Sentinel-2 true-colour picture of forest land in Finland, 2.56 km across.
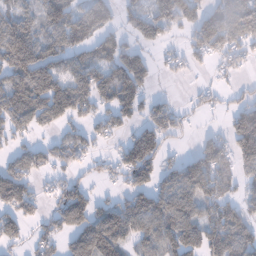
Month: January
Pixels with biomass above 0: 66%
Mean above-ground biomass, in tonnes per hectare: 87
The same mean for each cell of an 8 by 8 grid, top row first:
85 93 88 64 99 126 95 143
190 94 76 85 52 29 107 88
109 171 110 114 83 14 16 26
143 145 86 87 74 67 32 84
48 53 84 30 159 26 83 118
102 42 39 47 109 82 126 52
102 36 136 31 109 139 82 60
66 64 95 85 77 148 134 110
